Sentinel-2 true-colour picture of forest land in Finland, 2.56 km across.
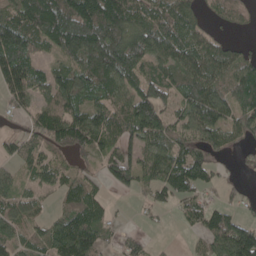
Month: May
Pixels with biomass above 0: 78%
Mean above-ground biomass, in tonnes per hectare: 77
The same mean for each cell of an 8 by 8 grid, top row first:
93 162 169 156 96 99 33 38
134 58 157 156 106 103 88 31
97 65 92 109 100 87 104 112
35 75 84 80 119 55 132 89
50 57 83 65 76 67 67 31
41 54 45 54 66 122 67 16
66 22 97 19 16 32 54 28
64 75 147 22 19 2 56 149
